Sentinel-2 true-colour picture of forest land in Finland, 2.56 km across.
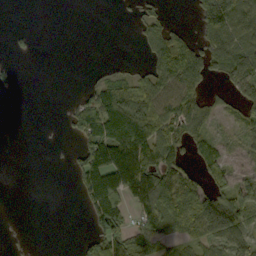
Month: September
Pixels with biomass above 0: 37%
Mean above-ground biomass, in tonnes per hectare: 41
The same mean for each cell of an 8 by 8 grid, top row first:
0 0 0 0 38 4 101 103
10 0 0 0 31 116 78 87
6 0 3 57 49 123 55 90
0 0 95 138 89 97 66 56
0 1 54 155 117 68 61 23
0 0 70 130 119 86 61 35
0 0 13 27 41 31 0 5
0 0 0 0 0 0 0 4
